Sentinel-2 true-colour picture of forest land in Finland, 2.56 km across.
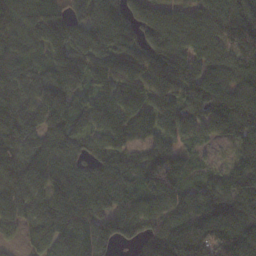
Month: November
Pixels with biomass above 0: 93%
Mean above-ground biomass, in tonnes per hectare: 108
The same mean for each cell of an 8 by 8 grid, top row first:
114 104 98 118 87 75 99 120
96 108 125 124 102 114 97 122
88 105 124 104 104 139 119 92
91 110 116 123 118 136 137 144
124 90 78 112 96 88 42 102
126 100 94 113 123 153 62 119
96 105 135 113 101 120 116 110
34 106 116 100 84 111 149 133
